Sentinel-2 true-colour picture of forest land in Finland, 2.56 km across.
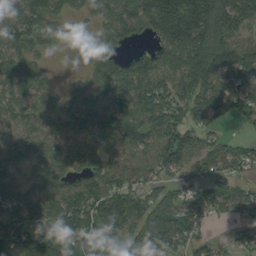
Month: August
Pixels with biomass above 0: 84%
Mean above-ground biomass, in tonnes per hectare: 100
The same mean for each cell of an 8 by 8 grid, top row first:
105 97 40 95 143 214 177 160
106 45 44 77 32 131 150 138
92 38 27 127 143 104 124 140
91 70 110 106 105 111 110 84
91 83 84 84 105 155 62 39
45 97 89 123 80 62 84 43
103 100 155 180 85 94 88 81
111 99 160 120 157 102 47 53
